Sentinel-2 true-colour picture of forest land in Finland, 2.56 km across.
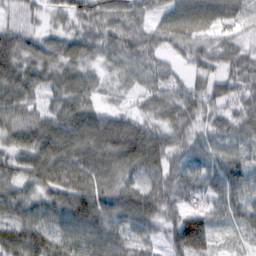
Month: February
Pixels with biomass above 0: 95%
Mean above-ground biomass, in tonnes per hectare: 61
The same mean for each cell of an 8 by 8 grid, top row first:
37 34 67 61 39 65 66 39
81 46 60 51 61 41 50 46
89 52 64 22 44 38 44 61
68 49 86 34 32 65 48 46
57 88 81 97 101 52 47 49
65 69 75 75 58 49 68 73
69 73 114 80 83 51 52 56
83 74 80 75 37 77 72 23
